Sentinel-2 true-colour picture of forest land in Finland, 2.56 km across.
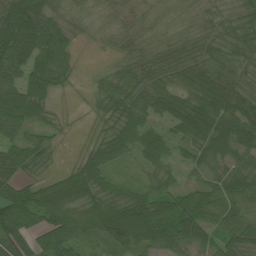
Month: July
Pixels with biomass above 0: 91%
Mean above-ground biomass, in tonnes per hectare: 62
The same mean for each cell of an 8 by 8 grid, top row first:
99 62 28 19 23 20 32 46
109 104 15 16 38 49 50 59
65 87 14 62 64 63 82 50
99 48 6 55 62 71 101 92
62 44 11 69 66 44 87 91
59 23 70 49 36 32 57 69
104 102 77 92 90 81 84 60
91 72 55 76 78 86 61 71
